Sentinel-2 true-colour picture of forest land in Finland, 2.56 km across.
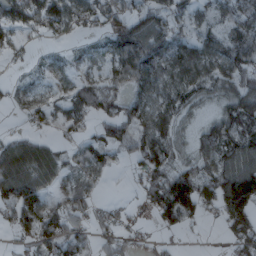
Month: March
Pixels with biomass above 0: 72%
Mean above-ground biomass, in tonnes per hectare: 69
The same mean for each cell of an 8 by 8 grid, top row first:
117 121 71 70 86 56 49 90
32 13 27 79 114 80 80 106
18 36 57 64 94 64 65 66
17 52 65 72 89 72 20 96
63 38 38 76 88 65 85 96
127 64 44 17 64 109 89 154
124 103 67 40 30 146 59 165
24 85 70 53 23 10 2 94
